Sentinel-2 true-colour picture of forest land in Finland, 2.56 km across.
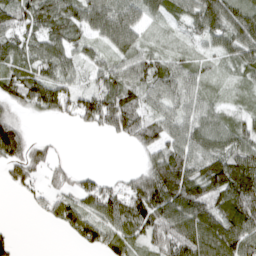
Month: April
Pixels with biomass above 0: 80%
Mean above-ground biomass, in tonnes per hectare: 75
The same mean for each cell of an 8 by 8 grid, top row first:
95 108 93 111 60 44 126 100
66 77 50 69 51 27 33 86
85 88 36 83 80 71 39 32
43 57 102 146 65 56 56 39
116 31 0 10 62 76 79 80
56 46 38 18 88 183 126 135
1 39 72 97 163 143 125 156
24 0 49 72 68 123 128 111
